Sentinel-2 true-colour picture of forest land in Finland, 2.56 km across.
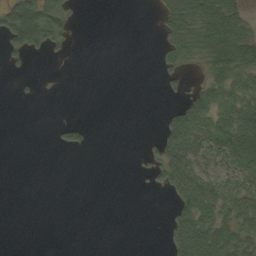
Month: September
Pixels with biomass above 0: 35%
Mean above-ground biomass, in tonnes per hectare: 27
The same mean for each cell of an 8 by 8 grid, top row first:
100 76 4 0 0 75 92 50
53 35 2 0 0 46 78 90
4 1 0 0 0 13 38 49
0 0 0 0 0 30 68 62
0 2 23 0 5 72 56 87
0 0 0 0 5 65 49 52
0 0 0 0 0 31 64 58
0 0 0 0 0 53 82 56
